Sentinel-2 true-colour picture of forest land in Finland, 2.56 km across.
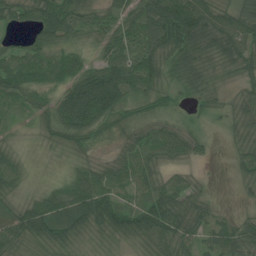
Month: July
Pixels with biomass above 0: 91%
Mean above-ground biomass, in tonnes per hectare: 53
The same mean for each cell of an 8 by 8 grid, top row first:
49 85 52 46 82 139 90 63
27 68 31 53 68 105 77 80
66 50 74 78 82 47 43 35
22 47 113 74 37 23 23 52
16 25 43 27 54 66 16 36
43 12 61 50 59 27 8 24
48 83 101 63 59 67 33 10
50 61 34 30 43 65 40 64
